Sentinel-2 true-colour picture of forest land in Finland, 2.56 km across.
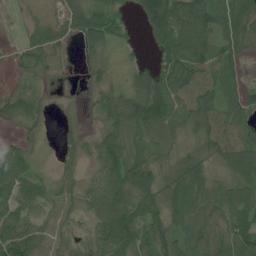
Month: July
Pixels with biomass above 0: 82%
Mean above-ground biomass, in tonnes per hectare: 58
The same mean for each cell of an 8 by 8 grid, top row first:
7 50 73 46 67 89 86 79
15 66 19 19 11 88 79 50
15 11 5 25 67 98 67 29
53 11 9 67 104 63 78 45
34 7 35 82 55 44 70 87
83 25 36 88 97 81 63 67
71 37 32 112 73 61 57 81
117 44 28 101 85 73 68 99
